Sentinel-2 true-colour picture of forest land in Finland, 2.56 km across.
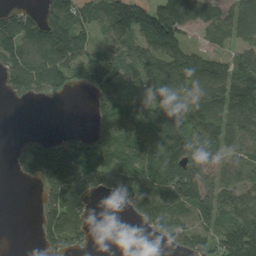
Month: August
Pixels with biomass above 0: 70%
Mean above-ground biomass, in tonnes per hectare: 95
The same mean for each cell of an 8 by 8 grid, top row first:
92 116 107 152 164 172 88 85
131 161 132 80 99 116 42 75
87 105 71 121 82 141 144 139
0 0 0 122 85 90 116 126
27 90 113 119 74 165 102 95
26 128 167 119 87 152 96 68
0 90 83 4 138 119 105 112
0 74 60 0 7 78 112 200
